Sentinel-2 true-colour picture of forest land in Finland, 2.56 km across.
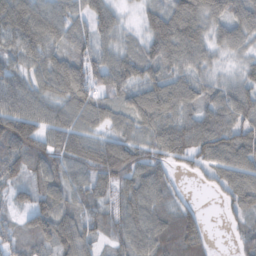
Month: November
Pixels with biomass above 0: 90%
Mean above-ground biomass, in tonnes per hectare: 78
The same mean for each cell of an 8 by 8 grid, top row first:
122 96 58 57 26 95 88 93
76 92 61 58 43 111 71 56
74 90 107 90 77 77 52 56
108 73 83 58 102 87 86 99
135 83 91 86 73 107 119 101
80 90 65 108 89 27 36 93
46 105 71 51 92 69 6 66
68 93 115 51 90 119 42 28
